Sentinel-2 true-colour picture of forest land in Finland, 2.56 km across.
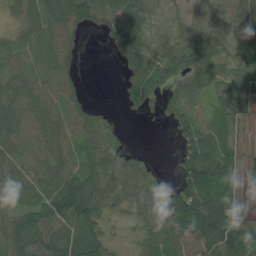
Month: July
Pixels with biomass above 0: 78%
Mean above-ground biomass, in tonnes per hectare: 60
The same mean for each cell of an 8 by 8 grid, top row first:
25 81 82 86 55 11 44 61
60 80 29 35 67 53 86 36
53 57 27 0 106 65 81 69
60 48 48 14 43 59 32 50
60 60 57 44 2 29 73 23
62 48 85 64 44 33 103 33
66 83 131 38 52 93 150 34
120 104 84 34 45 60 101 100
